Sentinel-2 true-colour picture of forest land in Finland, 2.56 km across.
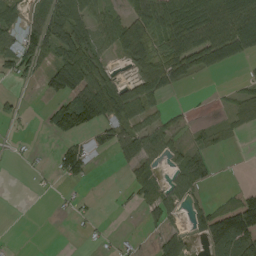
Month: August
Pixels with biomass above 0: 52%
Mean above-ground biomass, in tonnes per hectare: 48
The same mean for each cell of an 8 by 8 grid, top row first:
35 78 89 48 85 93 113 130
48 75 88 52 88 94 113 90
28 54 101 52 79 62 6 11
17 42 134 95 66 17 4 34
2 5 34 46 82 34 24 2
0 6 40 1 39 44 39 0
0 1 10 2 33 42 50 149
1 0 2 5 4 56 61 135
